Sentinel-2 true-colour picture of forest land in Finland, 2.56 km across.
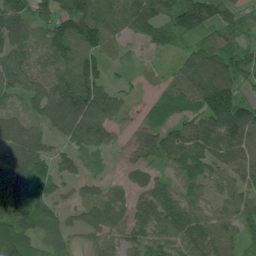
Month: July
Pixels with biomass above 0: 88%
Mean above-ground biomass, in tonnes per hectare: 80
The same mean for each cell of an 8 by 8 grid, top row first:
124 82 141 111 123 118 97 48
94 84 110 58 30 41 71 72
76 69 121 28 27 61 129 77
48 87 137 73 31 71 130 135
99 55 81 46 71 103 102 110
125 82 43 20 54 80 67 69
144 81 51 72 63 81 53 72
142 83 31 62 70 78 99 56
